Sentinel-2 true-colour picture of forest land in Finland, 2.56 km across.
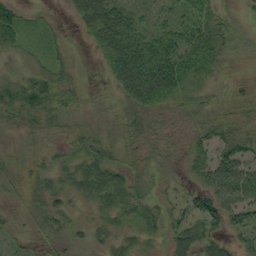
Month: September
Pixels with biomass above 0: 86%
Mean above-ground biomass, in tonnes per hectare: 41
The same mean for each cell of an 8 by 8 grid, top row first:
38 8 46 80 33 41 59 24
27 20 5 88 85 75 75 35
32 41 12 45 108 82 39 13
37 54 32 30 64 28 34 27
21 22 42 46 41 22 50 52
35 39 43 49 33 17 64 85
18 43 21 40 33 22 61 58
24 28 29 27 22 43 45 25
